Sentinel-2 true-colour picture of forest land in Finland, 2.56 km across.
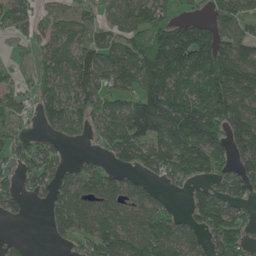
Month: June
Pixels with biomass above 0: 72%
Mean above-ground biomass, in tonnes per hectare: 98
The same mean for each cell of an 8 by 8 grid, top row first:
97 52 51 55 104 47 49 86
14 77 100 90 120 234 164 111
29 96 143 96 158 150 178 187
61 99 113 98 189 222 186 139
68 46 19 100 136 186 174 108
49 84 86 59 50 81 80 102
32 41 94 81 106 19 154 68
13 11 62 130 135 131 72 105
